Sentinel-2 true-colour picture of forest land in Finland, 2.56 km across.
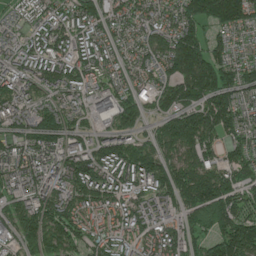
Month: June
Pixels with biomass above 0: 92%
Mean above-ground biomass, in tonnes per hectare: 132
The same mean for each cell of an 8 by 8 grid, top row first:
66 97 131 98 90 123 194 184
88 123 112 90 102 208 152 61
128 137 112 75 84 162 202 141
116 137 85 153 103 167 206 123
86 122 98 129 97 190 149 120
117 132 179 129 148 170 197 128
116 161 141 124 127 120 218 139
99 160 99 110 119 128 122 235
